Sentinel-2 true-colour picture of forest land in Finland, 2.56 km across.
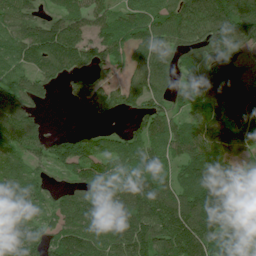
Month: July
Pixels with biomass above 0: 87%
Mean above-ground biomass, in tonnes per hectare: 99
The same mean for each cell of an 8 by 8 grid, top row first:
85 61 102 75 78 121 157 163
82 166 133 102 141 99 101 73
73 74 60 57 136 95 108 99
118 10 18 46 88 70 98 58
120 87 115 45 88 94 108 86
115 40 92 99 109 70 151 77
86 55 125 128 134 141 177 145
103 83 137 108 133 158 123 80
